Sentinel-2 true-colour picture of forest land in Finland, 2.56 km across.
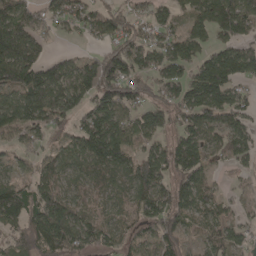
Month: April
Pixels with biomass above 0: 78%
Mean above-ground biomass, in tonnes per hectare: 99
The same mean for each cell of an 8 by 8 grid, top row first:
151 72 77 82 59 72 138 150
206 46 15 72 98 97 83 97
171 158 132 156 86 92 167 96
137 142 99 129 79 80 130 95
44 44 122 171 72 98 100 90
53 97 84 91 136 100 56 20
145 161 87 75 103 115 71 23
82 142 118 84 79 98 65 48
